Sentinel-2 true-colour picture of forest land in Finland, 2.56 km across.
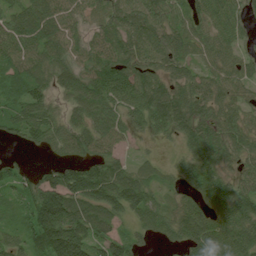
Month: July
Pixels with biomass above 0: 88%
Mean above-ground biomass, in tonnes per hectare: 79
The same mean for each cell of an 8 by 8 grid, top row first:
74 100 57 71 90 61 81 61
78 93 55 82 94 79 59 45
85 67 85 98 93 70 58 57
76 71 81 95 100 112 84 59
32 60 80 65 13 25 131 77
57 56 143 113 61 39 95 56
40 191 102 99 91 51 78 102
50 137 122 99 38 51 119 107
